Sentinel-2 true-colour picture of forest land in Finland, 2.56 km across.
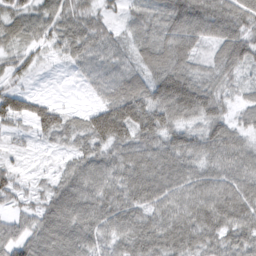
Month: March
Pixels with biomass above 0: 93%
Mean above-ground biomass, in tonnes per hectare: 76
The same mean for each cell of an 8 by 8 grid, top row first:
67 65 73 31 48 102 117 100
40 32 73 59 62 108 47 97
34 3 17 77 82 136 66 38
80 66 32 125 119 108 98 37
15 21 51 99 91 93 94 75
52 24 92 81 113 101 80 93
43 92 114 93 88 91 114 109
87 110 101 63 93 97 80 79
